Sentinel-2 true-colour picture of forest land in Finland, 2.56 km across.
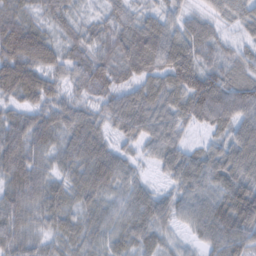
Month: February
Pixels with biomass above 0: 97%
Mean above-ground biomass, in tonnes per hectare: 67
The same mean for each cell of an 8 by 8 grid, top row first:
63 41 28 45 47 44 41 53
117 75 51 60 105 97 60 36
111 65 56 59 66 95 87 67
48 65 59 69 92 74 95 87
88 62 84 49 52 65 39 95
84 56 68 85 23 64 81 86
70 68 50 52 82 61 86 123
63 42 58 57 63 29 60 81
